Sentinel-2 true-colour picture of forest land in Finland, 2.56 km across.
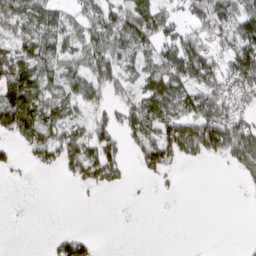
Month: March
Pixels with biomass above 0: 55%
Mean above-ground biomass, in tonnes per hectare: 48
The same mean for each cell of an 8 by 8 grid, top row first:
69 69 35 57 106 27 87 77
56 62 52 73 49 76 52 77
108 63 58 73 51 87 78 87
137 77 33 36 95 65 109 54
27 64 70 59 72 111 107 121
4 3 45 45 17 7 0 21
0 0 1 0 1 0 0 1
0 6 41 0 0 0 0 1
